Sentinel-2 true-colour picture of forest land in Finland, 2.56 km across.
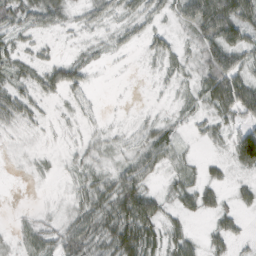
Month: February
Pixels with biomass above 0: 73%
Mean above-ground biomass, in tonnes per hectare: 22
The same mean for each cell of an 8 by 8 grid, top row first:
26 29 10 14 22 22 73 58
19 6 7 10 10 12 38 43
22 26 24 1 1 9 42 51
31 6 10 1 3 8 21 45
3 2 9 11 28 19 10 76
1 4 14 25 35 16 16 10
1 4 27 46 61 20 23 20
6 27 49 48 60 30 17 11
